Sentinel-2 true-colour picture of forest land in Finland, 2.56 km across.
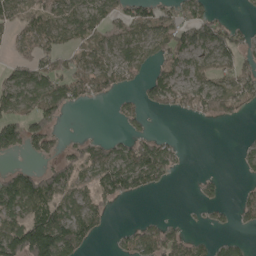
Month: May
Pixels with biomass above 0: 55%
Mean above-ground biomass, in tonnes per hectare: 59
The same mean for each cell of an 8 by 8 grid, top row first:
73 89 79 60 78 64 57 6
39 67 55 53 74 100 75 64
79 92 65 66 42 71 64 81
76 74 7 10 36 35 75 38
83 60 41 43 75 26 0 11
97 79 56 100 94 19 15 13
97 117 68 23 0 1 32 47
147 197 92 15 77 64 24 27
